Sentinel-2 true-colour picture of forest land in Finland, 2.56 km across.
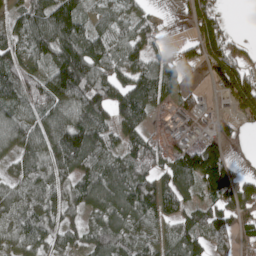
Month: May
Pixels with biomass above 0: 80%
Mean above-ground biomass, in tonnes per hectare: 89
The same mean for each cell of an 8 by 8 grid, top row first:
68 145 104 70 58 10 101 0
97 107 143 102 78 27 88 46
107 118 177 114 118 69 29 105
87 102 145 117 96 45 26 65
100 115 177 82 89 46 93 26
52 94 90 115 110 119 185 70
79 94 75 108 123 81 86 94
82 83 65 111 85 94 74 59
